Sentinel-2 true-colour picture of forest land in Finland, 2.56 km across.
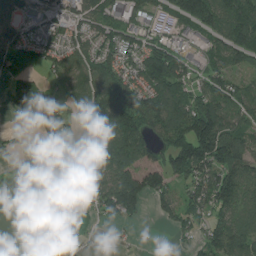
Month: July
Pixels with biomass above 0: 68%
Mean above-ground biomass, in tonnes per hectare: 86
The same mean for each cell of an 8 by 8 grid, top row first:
84 47 90 99 62 84 168 167
131 79 83 95 103 63 59 135
69 37 89 115 113 128 89 62
41 103 87 159 165 138 156 98
16 41 83 133 99 148 204 121
9 54 75 123 124 83 134 139
0 8 23 99 56 85 100 103
4 4 8 3 1 21 72 109
